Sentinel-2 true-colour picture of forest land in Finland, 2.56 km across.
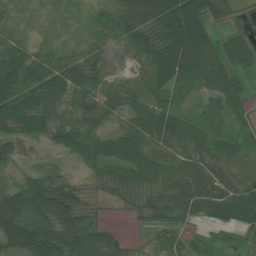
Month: July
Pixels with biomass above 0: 91%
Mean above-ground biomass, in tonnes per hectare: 48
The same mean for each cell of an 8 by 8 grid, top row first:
17 17 15 43 70 110 61 10
33 26 29 32 68 103 66 55
68 53 57 30 45 61 52 37
72 47 54 52 56 37 39 34
38 27 50 62 47 48 52 31
27 50 15 44 56 48 60 24
90 87 53 7 30 47 58 86
84 92 70 33 13 35 21 19
